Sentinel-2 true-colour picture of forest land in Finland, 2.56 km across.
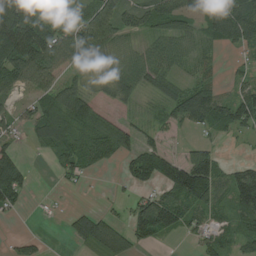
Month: August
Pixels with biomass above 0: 69%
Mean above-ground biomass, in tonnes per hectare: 67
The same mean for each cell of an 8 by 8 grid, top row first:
140 71 66 113 99 113 116 146
149 120 144 74 42 66 34 66
81 69 34 49 66 49 38 33
36 67 95 35 21 68 115 92
25 61 75 101 59 18 52 8
94 4 40 7 86 136 151 81
32 6 15 9 86 104 78 87
18 8 47 87 58 12 54 57
